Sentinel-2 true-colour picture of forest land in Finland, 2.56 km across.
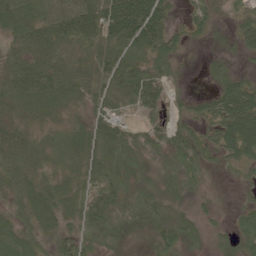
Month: June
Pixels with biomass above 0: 89%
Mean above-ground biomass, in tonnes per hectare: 49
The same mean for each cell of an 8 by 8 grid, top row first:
63 66 86 101 119 16 29 29
49 79 51 62 63 26 9 29
92 94 51 84 88 15 20 43
40 43 20 57 45 21 38 122
61 34 50 69 43 51 38 117
64 30 37 80 24 37 18 14
41 53 54 62 60 21 12 18
63 31 56 43 18 43 20 39
